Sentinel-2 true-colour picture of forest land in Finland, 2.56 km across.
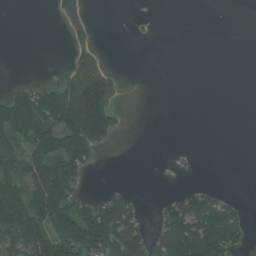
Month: July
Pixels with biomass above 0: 36%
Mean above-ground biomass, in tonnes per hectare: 50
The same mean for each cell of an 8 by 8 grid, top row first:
0 2 36 0 3 0 0 0
0 0 37 1 0 0 0 0
7 13 114 66 0 0 0 0
156 146 180 81 0 0 0 0
83 158 171 26 0 0 0 0
74 174 59 0 0 3 0 0
133 157 82 102 13 61 106 31
88 129 143 118 68 133 178 55
